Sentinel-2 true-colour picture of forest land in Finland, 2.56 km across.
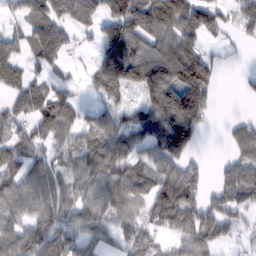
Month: February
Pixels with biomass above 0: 74%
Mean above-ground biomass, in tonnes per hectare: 78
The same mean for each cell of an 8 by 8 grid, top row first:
34 102 107 112 130 110 106 45
68 127 21 148 79 91 30 6
91 66 21 166 122 129 112 9
59 121 59 50 63 165 56 3
85 64 71 95 65 130 2 59
83 84 85 92 73 76 23 95
76 94 79 99 69 125 75 57
87 98 68 37 68 56 110 23
